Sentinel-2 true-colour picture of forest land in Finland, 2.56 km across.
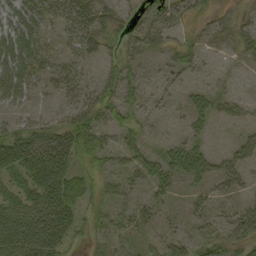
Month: September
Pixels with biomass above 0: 70%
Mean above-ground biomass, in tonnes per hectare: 31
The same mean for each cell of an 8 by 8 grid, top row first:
50 36 44 29 15 25 18 15
63 22 30 21 28 29 17 25
53 23 30 32 23 13 8 4
22 14 38 38 19 11 34 17
47 55 58 24 36 31 17 24
33 56 38 28 37 50 41 28
43 67 37 33 22 12 23 21
51 67 12 24 17 29 29 30
